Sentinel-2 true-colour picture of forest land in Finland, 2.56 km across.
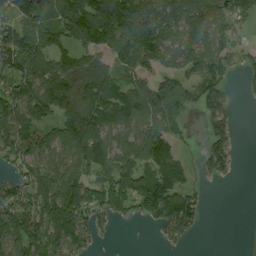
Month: August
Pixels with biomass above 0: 73%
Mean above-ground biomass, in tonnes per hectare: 95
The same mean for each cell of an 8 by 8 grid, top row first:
80 113 131 142 156 170 147 97
124 103 77 98 176 123 121 55
101 119 108 84 84 109 101 27
107 91 109 116 126 119 66 9
108 86 143 93 140 70 55 13
66 115 105 132 168 122 42 5
150 147 141 84 87 163 15 0
138 144 109 10 0 51 0 0
